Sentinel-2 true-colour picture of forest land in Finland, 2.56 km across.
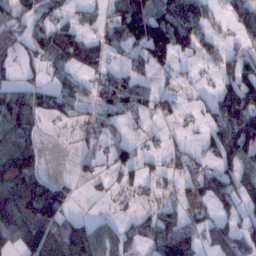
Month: January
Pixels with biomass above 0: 58%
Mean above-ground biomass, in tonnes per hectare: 60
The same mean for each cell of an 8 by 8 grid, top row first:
58 52 25 54 150 111 45 58
32 46 72 44 116 120 39 39
30 31 43 71 42 26 7 95
117 54 28 70 40 32 45 130
100 5 20 41 17 22 52 142
80 27 9 30 38 43 77 92
100 113 5 7 15 52 44 58
91 124 112 70 59 142 69 93
